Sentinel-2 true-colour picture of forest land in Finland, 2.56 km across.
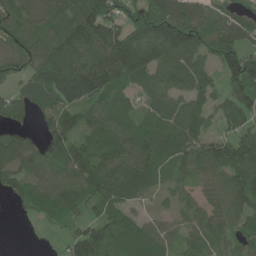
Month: June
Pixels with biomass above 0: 86%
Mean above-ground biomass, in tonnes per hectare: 88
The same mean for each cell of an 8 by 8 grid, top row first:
84 87 143 112 99 122 69 62
69 121 161 198 156 142 87 89
55 163 225 141 82 83 59 139
61 86 83 92 40 70 70 89
60 78 57 81 91 78 77 91
75 80 106 118 85 51 66 106
22 81 72 68 25 42 70 96
0 2 100 132 106 64 75 64
